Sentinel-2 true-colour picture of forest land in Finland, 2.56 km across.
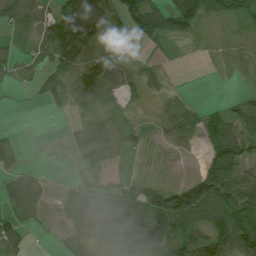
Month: July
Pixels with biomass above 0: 67%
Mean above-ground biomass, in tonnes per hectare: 38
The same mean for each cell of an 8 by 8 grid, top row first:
63 43 90 35 61 76 48 36
14 60 78 5 7 3 3 6
16 52 81 65 34 1 0 3
1 13 18 23 9 35 28 45
17 2 47 51 14 28 38 57
41 10 34 27 10 2 62 56
61 19 65 62 98 97 72 69
33 3 24 46 78 39 60 70
